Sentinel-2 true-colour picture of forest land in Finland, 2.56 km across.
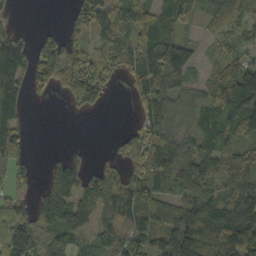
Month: October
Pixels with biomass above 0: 74%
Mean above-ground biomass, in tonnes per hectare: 82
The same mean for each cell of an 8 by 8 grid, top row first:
10 0 84 112 88 90 45 60
98 107 101 122 118 103 20 41
95 102 161 52 114 91 49 118
78 0 32 1 58 54 60 109
73 0 5 14 137 84 64 57
54 67 84 65 132 181 95 93
75 123 99 122 125 87 103 99
137 79 56 88 100 145 94 120
